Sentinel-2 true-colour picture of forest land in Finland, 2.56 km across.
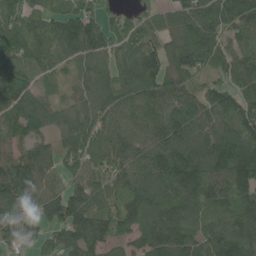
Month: June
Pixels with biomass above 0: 91%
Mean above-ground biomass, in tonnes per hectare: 95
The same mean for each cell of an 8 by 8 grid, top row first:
83 76 102 36 43 72 91 112
125 69 142 72 92 87 106 71
113 38 51 83 124 87 36 94
106 84 77 87 96 97 99 95
80 57 121 113 89 120 122 146
149 67 94 91 99 128 119 132
117 104 116 77 107 104 81 95
84 80 113 87 101 135 95 127
